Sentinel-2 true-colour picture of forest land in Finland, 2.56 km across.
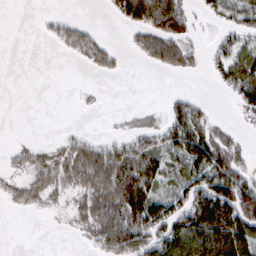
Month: March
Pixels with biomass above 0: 50%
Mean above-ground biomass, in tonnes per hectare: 50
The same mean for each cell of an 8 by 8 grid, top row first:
0 10 6 20 110 106 20 43
0 5 62 27 59 91 16 62
0 0 1 5 0 2 10 90
0 0 3 1 16 46 30 32
13 16 51 46 52 74 108 32
24 50 82 135 106 46 110 88
20 18 41 111 136 70 146 144
0 0 12 108 102 111 120 129
